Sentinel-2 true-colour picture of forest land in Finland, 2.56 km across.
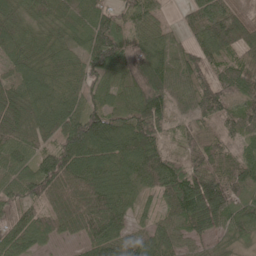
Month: May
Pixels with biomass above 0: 92%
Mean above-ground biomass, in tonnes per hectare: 76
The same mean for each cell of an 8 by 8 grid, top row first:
61 63 60 55 71 15 91 46
67 62 50 116 96 50 77 77
59 71 65 62 141 72 60 82
79 87 86 63 124 55 79 65
83 60 139 97 110 34 66 42
68 121 112 94 92 93 103 65
65 70 109 105 28 98 160 65
74 38 48 100 75 71 55 48
